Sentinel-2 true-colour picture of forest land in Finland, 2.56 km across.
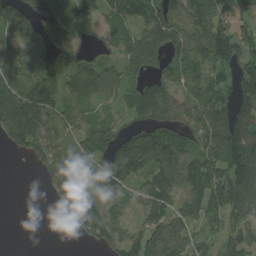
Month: August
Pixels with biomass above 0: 78%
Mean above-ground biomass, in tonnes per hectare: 97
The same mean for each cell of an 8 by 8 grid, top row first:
129 146 64 67 92 97 134 82
108 111 90 43 118 75 126 140
131 134 100 81 72 79 96 115
207 112 48 35 90 96 116 98
92 108 75 114 129 101 110 153
0 69 112 129 89 114 143 153
0 7 179 100 111 96 109 120
0 0 22 111 145 130 50 89
